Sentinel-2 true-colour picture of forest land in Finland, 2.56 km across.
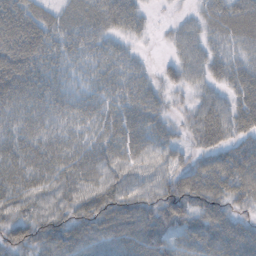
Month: October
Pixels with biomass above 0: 89%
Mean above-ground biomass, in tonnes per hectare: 50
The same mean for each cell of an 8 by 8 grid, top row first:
83 38 47 56 24 10 38 61
88 60 49 38 6 28 34 34
80 55 30 49 36 30 35 50
56 55 48 49 60 17 56 56
58 57 48 56 58 35 46 47
67 59 60 51 46 55 73 79
52 49 48 64 55 70 47 32
44 55 62 62 84 48 49 20
